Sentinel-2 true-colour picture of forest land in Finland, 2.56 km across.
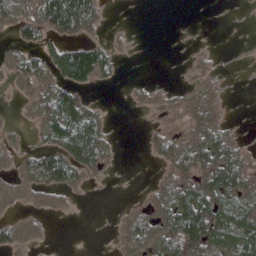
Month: April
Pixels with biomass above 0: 52%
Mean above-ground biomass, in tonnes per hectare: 50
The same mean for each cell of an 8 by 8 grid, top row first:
85 134 149 6 0 0 1 2
37 60 91 36 1 1 9 4
56 70 92 19 10 6 44 2
14 98 118 10 20 42 73 1
30 70 150 33 14 66 93 35
56 105 59 10 1 78 95 87
41 47 6 4 44 103 99 66
71 16 0 14 79 101 120 105
